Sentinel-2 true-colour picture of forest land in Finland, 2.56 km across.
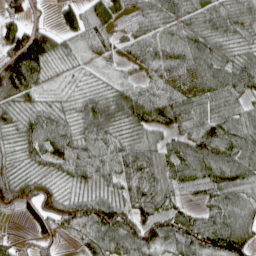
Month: April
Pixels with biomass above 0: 90%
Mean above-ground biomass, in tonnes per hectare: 73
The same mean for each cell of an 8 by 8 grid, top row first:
61 15 76 75 71 72 67 73
130 106 45 54 75 87 85 50
136 34 15 23 47 71 105 76
79 60 70 104 112 99 81 62
61 84 80 69 76 62 106 91
63 48 61 70 106 79 88 89
60 75 85 91 88 57 51 90
21 45 35 90 93 77 86 104
